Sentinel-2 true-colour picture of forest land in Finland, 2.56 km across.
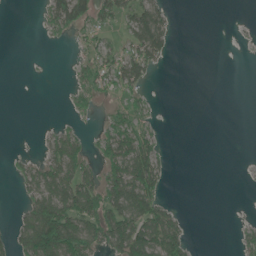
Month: June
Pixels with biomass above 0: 37%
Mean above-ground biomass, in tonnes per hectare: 31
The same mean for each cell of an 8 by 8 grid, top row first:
0 34 68 38 71 10 0 0
0 2 16 29 74 9 0 1
0 0 21 56 34 0 0 0
0 0 19 23 26 0 0 0
0 26 36 70 60 0 0 0
16 67 63 65 105 2 0 1
10 104 89 85 95 18 0 0
44 124 90 72 104 75 0 15
